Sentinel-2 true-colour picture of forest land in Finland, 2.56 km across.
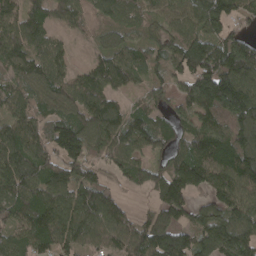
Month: April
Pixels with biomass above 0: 88%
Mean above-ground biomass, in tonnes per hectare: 112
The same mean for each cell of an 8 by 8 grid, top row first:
108 104 86 91 70 103 189 85
147 101 13 71 83 112 166 151
95 115 82 111 64 72 169 162
104 94 107 103 83 68 116 157
147 123 136 119 85 80 147 141
144 117 94 52 88 141 145 152
132 146 129 107 20 123 96 135
89 117 103 118 143 130 147 147
